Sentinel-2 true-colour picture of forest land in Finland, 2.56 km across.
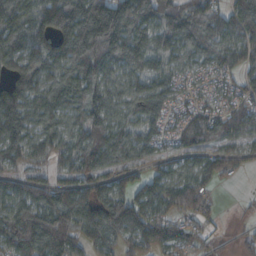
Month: October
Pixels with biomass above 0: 89%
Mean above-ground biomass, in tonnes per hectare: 130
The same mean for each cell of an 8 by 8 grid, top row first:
162 188 222 293 193 157 132 170
151 149 218 200 164 116 140 133
121 125 205 106 108 71 54 79
196 145 157 118 130 67 84 119
144 113 132 165 87 77 114 82
92 73 121 101 67 83 125 42
127 219 187 189 134 92 71 10
150 228 131 107 135 145 53 42
